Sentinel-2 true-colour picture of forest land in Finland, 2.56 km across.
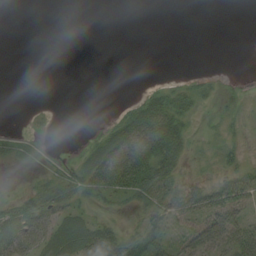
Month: August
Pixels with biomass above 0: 44%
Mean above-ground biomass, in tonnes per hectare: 20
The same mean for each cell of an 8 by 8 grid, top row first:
0 0 0 0 0 0 0 0
0 0 0 0 0 0 0 0
0 0 0 0 1 5 9 3
0 1 0 4 38 33 9 16
17 5 4 49 65 47 14 12
2 18 42 67 68 35 16 38
38 57 26 15 29 47 57 47
47 49 50 53 47 26 38 59
